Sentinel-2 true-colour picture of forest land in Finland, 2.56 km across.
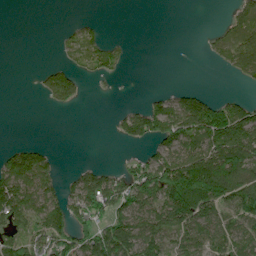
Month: June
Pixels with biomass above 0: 49%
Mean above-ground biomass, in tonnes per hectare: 69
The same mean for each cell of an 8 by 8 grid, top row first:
0 0 7 0 0 0 0 58
0 0 165 69 0 0 19 87
0 78 69 28 0 0 0 29
0 12 7 12 87 142 144 97
22 12 0 6 64 103 112 158
153 87 61 65 111 170 194 145
133 131 121 120 96 170 117 104
83 122 102 184 126 68 86 84
